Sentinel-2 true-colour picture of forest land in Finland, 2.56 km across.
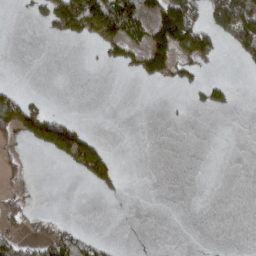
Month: April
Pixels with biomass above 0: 22%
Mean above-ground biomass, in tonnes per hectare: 39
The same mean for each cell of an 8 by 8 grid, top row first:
4 90 233 176 95 206 77 138
0 0 2 70 94 126 101 77
1 0 0 0 42 48 26 1
130 53 0 0 0 1 23 3
24 111 146 9 0 0 0 0
22 0 32 75 0 0 0 0
42 1 0 0 0 0 0 0
57 73 62 10 0 0 0 0
